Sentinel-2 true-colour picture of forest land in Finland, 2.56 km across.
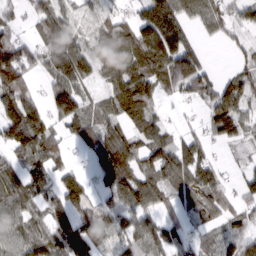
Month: March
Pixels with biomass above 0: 78%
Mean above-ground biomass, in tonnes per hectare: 84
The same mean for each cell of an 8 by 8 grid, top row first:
40 76 60 61 77 98 73 50
90 77 74 147 133 140 12 32
136 52 80 78 117 114 69 76
165 95 102 69 100 10 69 95
96 106 52 132 82 85 56 42
76 68 55 148 100 115 87 34
92 78 109 86 96 52 58 58
78 119 164 69 101 68 44 82
